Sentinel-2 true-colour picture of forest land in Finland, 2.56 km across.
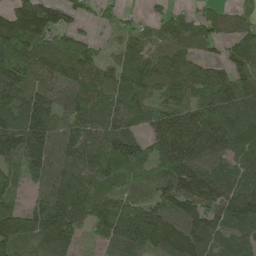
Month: May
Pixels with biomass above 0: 88%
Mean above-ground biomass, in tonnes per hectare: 102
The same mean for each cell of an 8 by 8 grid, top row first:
149 144 45 39 26 49 58 44
178 110 87 36 68 72 28 78
123 106 109 86 100 108 103 83
160 168 103 108 66 97 103 125
145 163 100 120 85 135 124 86
53 107 92 93 69 183 127 84
62 162 108 129 109 115 145 149
118 105 35 89 154 137 104 75
